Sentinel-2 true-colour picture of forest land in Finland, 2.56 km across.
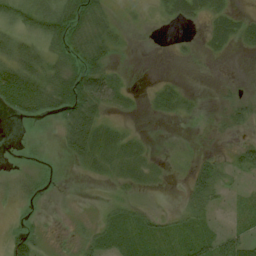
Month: August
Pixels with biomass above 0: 57%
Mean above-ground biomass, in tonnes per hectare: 19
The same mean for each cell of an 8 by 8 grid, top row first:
43 50 52 13 3 18 17 13
33 24 37 23 1 5 12 9
59 36 68 28 1 4 2 2
23 25 58 10 3 8 3 18
1 2 39 18 8 3 5 20
11 10 3 9 10 1 55 16
5 2 2 13 12 9 26 12
39 10 19 20 24 21 29 39
